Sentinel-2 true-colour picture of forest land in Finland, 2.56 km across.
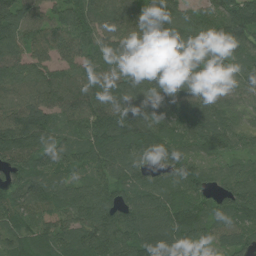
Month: July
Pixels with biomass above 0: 97%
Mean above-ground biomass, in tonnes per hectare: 98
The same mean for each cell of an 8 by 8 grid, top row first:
115 78 100 91 91 87 98 161
98 92 96 90 99 101 108 92
103 92 114 108 92 86 92 89
106 99 111 131 109 88 109 59
130 92 97 133 102 83 100 53
100 102 57 92 84 115 79 83
114 97 107 117 101 108 77 102
91 94 97 132 127 116 60 75
